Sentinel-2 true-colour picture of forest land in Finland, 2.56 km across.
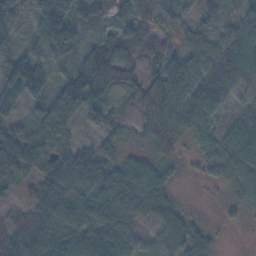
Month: November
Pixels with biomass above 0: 85%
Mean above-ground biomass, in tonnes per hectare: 48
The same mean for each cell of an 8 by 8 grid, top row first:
35 111 46 49 60 44 24 34
32 63 38 89 52 30 49 65
89 61 91 66 40 68 64 49
42 63 56 23 41 61 48 33
72 49 30 32 23 38 41 75
43 49 72 51 52 13 22 49
22 62 51 63 52 30 1 21
54 60 62 67 30 53 27 0
